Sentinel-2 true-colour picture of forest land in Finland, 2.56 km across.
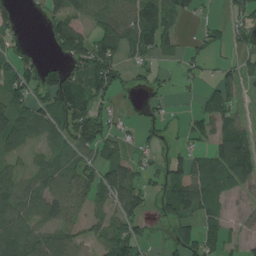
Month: August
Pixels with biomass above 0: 64%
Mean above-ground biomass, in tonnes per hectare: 50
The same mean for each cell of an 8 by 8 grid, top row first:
37 40 44 70 92 49 11 33
24 17 85 89 61 46 33 20
73 78 82 89 25 17 18 44
66 72 91 31 17 13 50 28
47 33 61 45 23 18 38 103
44 54 70 67 37 80 70 103
68 58 42 47 44 65 53 15
85 54 41 82 29 33 45 30
